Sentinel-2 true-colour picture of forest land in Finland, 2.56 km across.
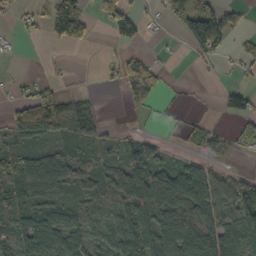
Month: October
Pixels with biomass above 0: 59%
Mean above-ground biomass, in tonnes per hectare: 49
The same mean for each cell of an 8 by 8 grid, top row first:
16 55 62 90 34 43 110 27
7 6 13 12 20 4 99 29
11 15 0 9 91 5 5 9
74 112 43 0 15 6 1 57
43 34 42 30 62 7 30 20
64 123 69 60 86 72 41 20
41 66 42 44 89 113 95 77
63 88 53 48 94 138 115 76
